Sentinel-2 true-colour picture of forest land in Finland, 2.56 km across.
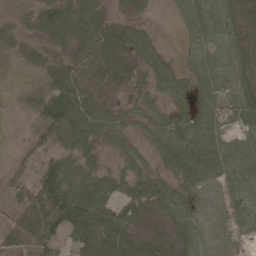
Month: May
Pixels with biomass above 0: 86%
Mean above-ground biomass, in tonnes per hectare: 53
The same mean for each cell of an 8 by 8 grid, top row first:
19 55 74 25 18 23 64 53
21 31 43 73 61 9 42 53
2 36 61 67 39 51 56 54
8 98 85 47 35 37 56 59
12 69 71 26 26 69 67 32
40 106 84 49 41 49 71 51
58 130 123 68 54 54 51 41
59 81 77 124 45 38 55 28
